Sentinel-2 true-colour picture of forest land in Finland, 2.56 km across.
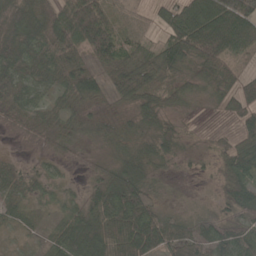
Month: May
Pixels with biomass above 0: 80%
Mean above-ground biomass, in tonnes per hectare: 51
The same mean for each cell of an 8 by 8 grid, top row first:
106 88 121 32 10 73 100 115
97 93 88 76 27 78 101 53
56 42 97 65 80 31 43 34
35 34 34 14 49 21 5 46
1 11 17 28 25 37 7 47
33 29 6 50 44 8 9 56
29 16 50 120 73 8 11 35
13 32 131 121 111 42 45 61
